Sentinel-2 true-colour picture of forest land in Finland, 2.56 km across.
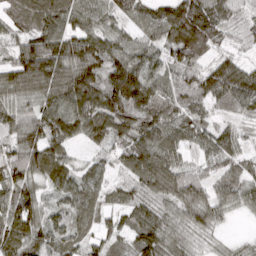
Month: March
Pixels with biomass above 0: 95%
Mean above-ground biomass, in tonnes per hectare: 83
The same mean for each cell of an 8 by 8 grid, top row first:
65 97 88 66 56 129 126 38
67 146 137 102 73 121 77 28
119 158 148 118 116 75 100 114
68 92 114 122 104 87 51 45
76 109 46 71 90 71 60 49
92 96 59 36 96 107 49 75
114 47 73 58 59 73 95 48
100 62 62 59 95 70 33 20
